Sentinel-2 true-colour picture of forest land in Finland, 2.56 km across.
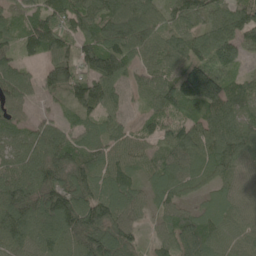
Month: May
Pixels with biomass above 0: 92%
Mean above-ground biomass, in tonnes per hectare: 90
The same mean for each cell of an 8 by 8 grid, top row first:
55 96 103 116 112 81 78 101
71 103 98 124 102 94 114 101
96 80 114 118 66 105 176 52
57 27 83 67 39 73 106 84
76 123 79 73 53 100 114 110
113 109 93 87 52 92 69 68
150 133 134 105 57 72 55 62
107 102 100 132 41 92 86 62
